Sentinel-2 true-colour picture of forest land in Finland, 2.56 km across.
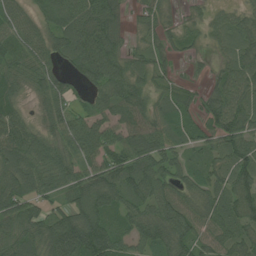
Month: July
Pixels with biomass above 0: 89%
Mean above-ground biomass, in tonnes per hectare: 63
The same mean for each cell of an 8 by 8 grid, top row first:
55 40 88 70 43 15 25 35
56 61 97 71 33 34 20 57
61 57 45 83 52 29 24 89
47 50 45 62 71 64 56 84
72 61 75 74 76 51 54 85
73 64 66 92 92 61 58 79
79 43 81 69 68 77 64 76
73 90 115 87 70 76 57 60
